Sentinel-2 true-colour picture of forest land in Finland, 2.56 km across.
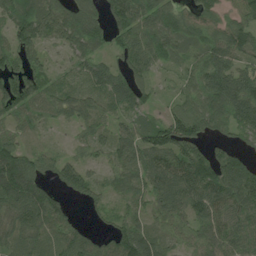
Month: July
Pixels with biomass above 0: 85%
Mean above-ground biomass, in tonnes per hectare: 68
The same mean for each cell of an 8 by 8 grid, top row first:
105 96 97 60 76 85 67 62
86 41 65 40 80 69 83 77
87 55 45 58 40 27 78 76
69 48 72 41 41 58 87 74
55 17 35 53 84 119 58 31
163 52 91 41 70 96 107 83
101 109 15 27 35 61 84 77
62 60 68 67 92 47 67 70
